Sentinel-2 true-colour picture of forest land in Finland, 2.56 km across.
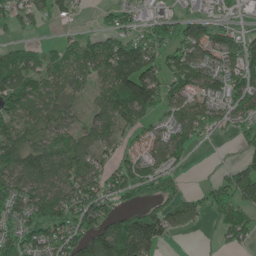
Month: June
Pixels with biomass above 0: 72%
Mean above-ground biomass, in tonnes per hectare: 79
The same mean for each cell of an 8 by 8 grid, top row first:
57 46 13 43 34 58 47 34
52 29 78 116 101 88 113 92
114 62 56 134 144 86 90 95
118 72 38 120 102 70 77 65
109 82 87 57 48 92 13 33
112 116 111 87 98 59 3 78
92 133 128 66 86 66 55 69
102 121 113 159 144 17 1 55
